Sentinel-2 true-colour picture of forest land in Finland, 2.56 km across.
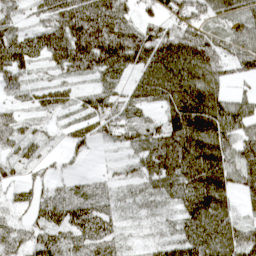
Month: April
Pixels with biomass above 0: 93%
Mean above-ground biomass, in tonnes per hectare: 81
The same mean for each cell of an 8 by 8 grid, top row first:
49 72 121 106 45 89 74 71
110 122 147 150 128 121 85 76
58 37 45 62 90 142 84 31
40 56 52 75 43 120 132 90
67 36 60 36 82 136 127 88
40 41 23 28 73 111 151 89
46 89 102 62 42 66 132 57
65 84 94 83 20 83 134 131
